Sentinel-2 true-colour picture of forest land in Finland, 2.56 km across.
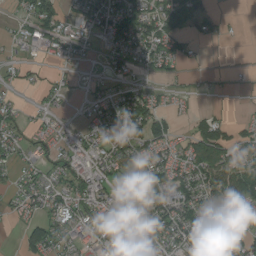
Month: August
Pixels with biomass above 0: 61%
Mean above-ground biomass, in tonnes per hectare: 51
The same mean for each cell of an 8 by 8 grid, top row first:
22 71 40 97 87 83 34 3
18 56 37 50 75 50 7 1
20 21 9 34 18 16 9 4
21 27 10 73 109 19 24 3
43 34 47 86 92 39 123 54
28 36 63 68 86 70 104 114
19 57 63 72 71 85 69 71
8 85 43 69 65 68 89 74
